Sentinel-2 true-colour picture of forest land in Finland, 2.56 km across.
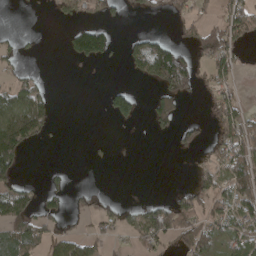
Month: April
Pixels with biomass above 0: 36%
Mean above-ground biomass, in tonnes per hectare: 46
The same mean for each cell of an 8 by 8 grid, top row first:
0 6 40 24 25 22 18 107
17 0 77 32 93 48 95 33
29 7 3 1 43 110 35 20
128 65 0 68 16 74 21 71
161 7 0 5 0 22 34 129
44 10 0 0 0 0 52 147
102 31 25 26 54 96 70 89
107 47 53 20 62 62 102 70
